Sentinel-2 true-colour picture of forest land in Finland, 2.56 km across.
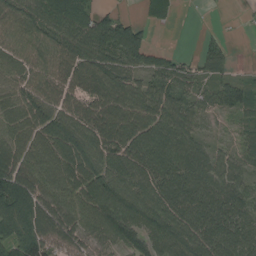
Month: August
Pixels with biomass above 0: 87%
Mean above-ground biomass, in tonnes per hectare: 87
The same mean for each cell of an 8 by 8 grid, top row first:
93 106 96 58 15 6 2 2
70 76 102 107 81 6 31 1
75 84 98 116 64 71 41 38
88 94 94 111 93 103 43 64
103 109 123 103 115 138 54 51
154 89 114 104 110 131 136 78
105 106 86 110 115 117 129 102
100 120 79 72 81 125 126 132
